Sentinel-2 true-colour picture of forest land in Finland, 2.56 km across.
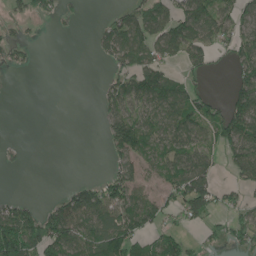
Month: June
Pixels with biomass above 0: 50%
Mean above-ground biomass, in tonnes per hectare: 54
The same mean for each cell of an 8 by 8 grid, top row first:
28 31 8 26 71 86 106 63
40 0 0 77 81 90 76 70
0 0 0 44 87 45 18 69
0 0 0 61 72 92 73 109
8 0 0 65 69 80 64 101
1 0 3 56 45 82 78 48
68 40 109 108 81 56 83 46
147 115 89 105 59 56 25 42
